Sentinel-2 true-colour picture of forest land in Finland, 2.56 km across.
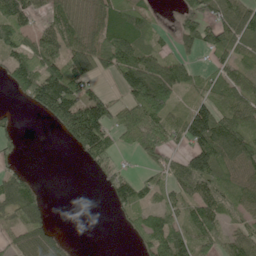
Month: June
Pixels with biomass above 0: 67%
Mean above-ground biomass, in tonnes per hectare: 76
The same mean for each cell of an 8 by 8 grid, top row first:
95 47 67 84 52 36 99 93
90 96 92 123 74 34 76 62
75 175 122 35 171 101 47 66
13 117 199 102 205 58 103 89
28 0 123 70 114 48 145 102
51 0 0 70 40 68 119 78
91 34 0 33 66 62 107 52
50 65 1 0 65 110 80 72
